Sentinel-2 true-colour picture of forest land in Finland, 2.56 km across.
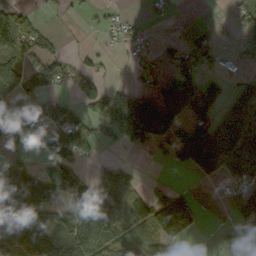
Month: October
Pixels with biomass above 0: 56%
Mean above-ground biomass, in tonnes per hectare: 77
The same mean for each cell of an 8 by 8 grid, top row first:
85 10 14 24 8 10 12 50
110 64 11 16 21 43 62 37
93 125 35 15 40 122 52 44
90 121 43 158 198 145 77 143
42 73 122 17 69 81 161 185
112 127 52 62 11 1 13 43
126 138 119 123 102 197 17 71
111 125 153 144 115 113 2 10
